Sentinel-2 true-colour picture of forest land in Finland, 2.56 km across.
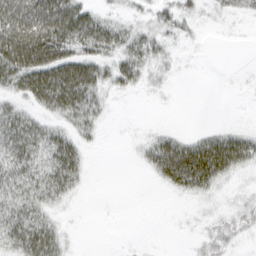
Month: March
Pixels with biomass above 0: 52%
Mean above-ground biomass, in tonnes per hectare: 27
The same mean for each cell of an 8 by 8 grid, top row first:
85 85 58 19 13 28 6 12
75 80 47 43 38 9 1 0
48 60 68 34 18 4 0 2
36 27 49 7 0 0 0 0
65 51 25 0 13 34 40 46
51 53 28 0 5 55 53 11
47 33 2 0 0 1 4 16
53 56 2 0 0 0 22 14
